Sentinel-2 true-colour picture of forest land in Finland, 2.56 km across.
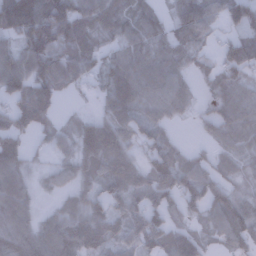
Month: January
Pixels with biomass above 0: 83%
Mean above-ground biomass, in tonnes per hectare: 67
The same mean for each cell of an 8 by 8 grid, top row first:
131 133 96 73 56 55 72 70
65 99 86 41 54 57 29 87
90 93 39 68 74 64 32 61
78 58 17 65 60 48 33 75
66 29 93 115 59 34 26 54
81 29 64 91 72 104 58 35
106 17 54 73 88 51 71 70
94 101 87 64 93 75 36 56
